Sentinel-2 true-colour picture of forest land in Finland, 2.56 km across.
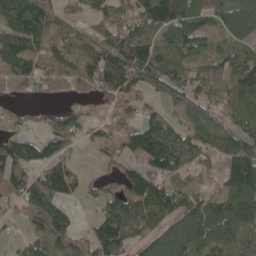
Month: May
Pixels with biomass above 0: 77%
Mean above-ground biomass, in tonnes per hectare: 75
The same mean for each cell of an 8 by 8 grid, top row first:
99 81 40 63 102 158 70 84
129 81 75 102 112 114 54 61
92 42 62 136 82 81 82 114
29 34 50 41 41 38 54 64
99 84 31 40 121 95 59 126
86 81 29 27 94 50 20 128
40 131 13 84 100 79 93 120
16 72 39 106 49 87 81 79
